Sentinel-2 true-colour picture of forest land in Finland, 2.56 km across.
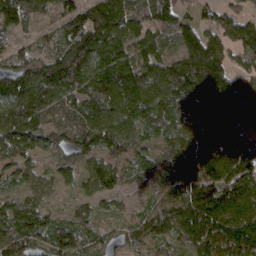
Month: March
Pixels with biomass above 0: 93%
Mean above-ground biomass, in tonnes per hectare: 98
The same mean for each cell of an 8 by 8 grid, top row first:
118 48 113 153 100 83 47 75
60 54 129 125 101 80 114 76
119 124 116 149 118 145 167 68
126 91 96 122 107 103 115 104
127 74 105 104 62 77 124 112
65 46 68 107 56 107 119 130
90 58 50 40 44 123 145 134
115 95 112 50 62 78 118 150
